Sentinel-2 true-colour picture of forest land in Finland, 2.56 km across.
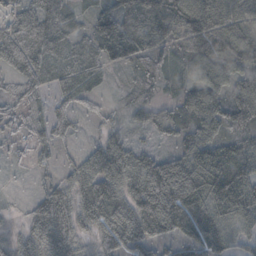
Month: October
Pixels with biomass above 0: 94%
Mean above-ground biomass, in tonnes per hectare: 61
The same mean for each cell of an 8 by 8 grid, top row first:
51 61 21 51 91 96 101 65
91 66 42 48 55 70 119 123
52 44 46 12 41 29 76 35
37 36 33 18 34 51 93 23
30 42 16 56 30 43 74 63
7 18 55 86 113 132 122 97
7 77 61 95 100 124 96 95
35 75 43 66 77 52 74 43
